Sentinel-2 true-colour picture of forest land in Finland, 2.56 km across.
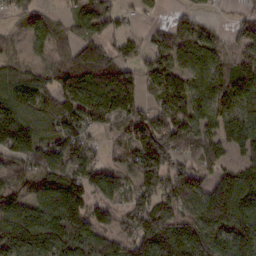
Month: February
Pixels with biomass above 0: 84%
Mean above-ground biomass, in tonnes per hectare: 105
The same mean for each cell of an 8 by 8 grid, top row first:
49 38 81 73 28 33 13 25
21 52 65 64 52 111 73 63
88 86 129 167 94 115 120 124
160 105 125 164 101 116 108 88
187 87 82 31 149 122 89 103
70 127 132 93 127 94 57 130
108 117 170 75 118 127 152 191
146 144 143 92 182 225 167 142
